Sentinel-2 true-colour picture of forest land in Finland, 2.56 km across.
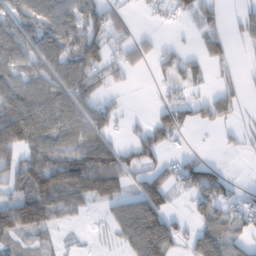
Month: February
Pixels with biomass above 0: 63%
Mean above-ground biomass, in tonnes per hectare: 57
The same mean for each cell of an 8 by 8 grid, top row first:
51 65 82 46 7 22 43 33
61 69 94 36 31 20 62 13
62 69 81 32 2 30 27 25
110 86 75 36 7 77 65 22
99 88 92 63 84 21 1 15
70 152 160 130 58 59 87 3
112 96 40 40 107 12 73 47
38 14 3 13 115 48 103 42
